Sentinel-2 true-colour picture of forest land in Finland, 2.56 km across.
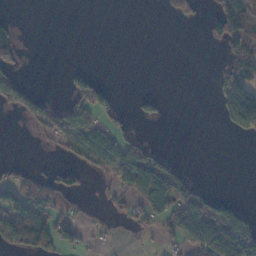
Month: November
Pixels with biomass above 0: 32%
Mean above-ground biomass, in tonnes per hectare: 29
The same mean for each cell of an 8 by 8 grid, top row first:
8 0 0 0 0 15 19 90
50 0 0 0 0 0 3 66
26 0 35 6 0 0 1 79
18 29 71 31 24 0 0 81
0 8 39 63 39 0 0 0
18 35 24 36 105 59 0 0
66 53 8 13 47 73 74 31
65 63 26 4 7 33 94 96
